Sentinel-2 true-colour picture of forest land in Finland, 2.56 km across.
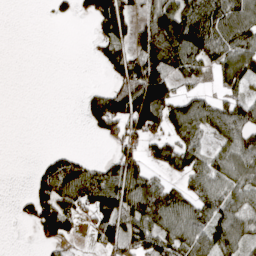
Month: April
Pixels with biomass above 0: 58%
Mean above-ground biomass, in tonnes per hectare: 68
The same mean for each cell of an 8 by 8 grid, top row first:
0 10 30 160 49 146 117 99
0 0 0 83 104 125 104 106
0 0 0 49 175 67 26 83
0 0 18 170 207 127 74 77
0 1 0 34 67 97 39 97
0 73 109 91 80 40 93 79
13 95 92 137 113 99 95 74
0 42 19 85 101 87 105 89
